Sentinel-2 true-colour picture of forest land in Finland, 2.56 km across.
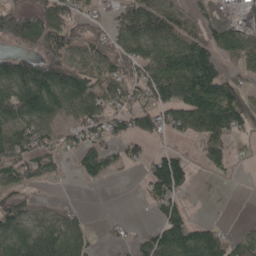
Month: April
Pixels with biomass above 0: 64%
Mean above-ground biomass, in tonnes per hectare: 77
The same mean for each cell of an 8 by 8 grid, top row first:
105 116 74 55 117 78 47 31
42 86 64 106 110 121 105 79
153 170 116 120 113 163 141 49
134 98 89 104 110 102 152 105
109 80 73 68 50 15 80 14
82 60 30 29 49 158 16 5
75 23 14 0 10 40 0 0
102 113 75 22 54 93 97 61
